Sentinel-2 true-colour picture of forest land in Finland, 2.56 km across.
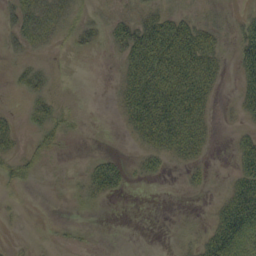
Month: September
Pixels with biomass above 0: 46%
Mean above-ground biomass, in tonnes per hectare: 26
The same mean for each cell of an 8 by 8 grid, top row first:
39 53 14 16 30 28 10 11
18 14 10 20 76 82 53 39
12 15 0 5 84 85 53 30
7 32 5 4 85 91 30 18
17 23 1 0 30 62 21 24
22 2 9 57 20 2 10 43
2 0 6 1 0 0 6 89
1 1 4 0 0 3 41 105
